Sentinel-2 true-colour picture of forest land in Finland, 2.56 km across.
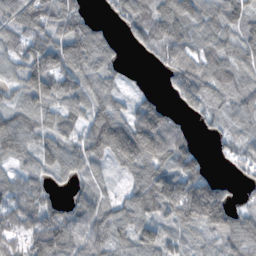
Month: November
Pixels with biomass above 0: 83%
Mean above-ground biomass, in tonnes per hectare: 70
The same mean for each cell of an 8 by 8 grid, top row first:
68 82 66 28 71 115 62 70
42 93 102 41 37 86 62 66
50 107 81 48 4 68 86 52
60 61 60 79 99 34 55 58
76 73 66 132 161 86 13 41
54 56 44 18 88 109 70 23
75 79 81 49 94 102 199 51
46 98 88 72 81 52 42 81
